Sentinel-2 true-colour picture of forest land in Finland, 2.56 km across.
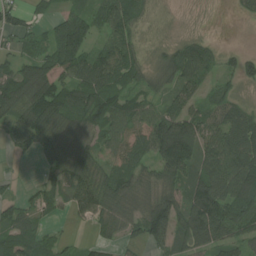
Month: July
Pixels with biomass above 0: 81%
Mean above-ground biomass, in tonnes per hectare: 80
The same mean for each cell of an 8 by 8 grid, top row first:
63 36 92 88 42 3 2 15
41 85 118 87 41 55 52 26
124 157 103 101 65 74 50 57
117 150 130 97 71 85 63 72
55 94 91 66 86 211 89 115
10 42 91 97 92 119 109 126
61 48 59 102 108 111 152 100
99 59 14 37 58 79 114 69
